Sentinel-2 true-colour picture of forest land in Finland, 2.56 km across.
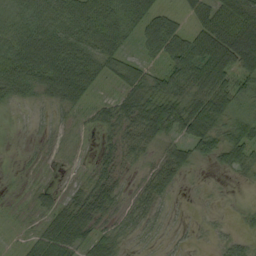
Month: September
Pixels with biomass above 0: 75%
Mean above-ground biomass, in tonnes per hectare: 41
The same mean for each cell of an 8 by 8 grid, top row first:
46 50 62 50 67 32 56 99
73 81 62 50 28 60 84 130
64 73 83 26 51 57 82 64
7 15 17 38 75 73 93 34
3 9 2 21 37 38 63 65
5 2 6 30 22 40 3 14
3 29 56 32 33 6 3 6
4 61 52 40 10 9 5 18
